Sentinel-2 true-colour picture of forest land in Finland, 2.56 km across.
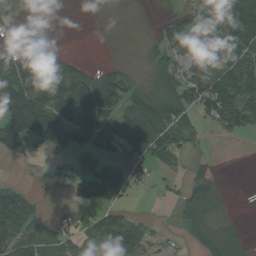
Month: August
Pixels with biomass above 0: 58%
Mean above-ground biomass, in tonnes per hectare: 57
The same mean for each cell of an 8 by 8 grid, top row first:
5 1 0 2 2 27 59 159
19 28 0 1 15 55 71 92
113 150 107 94 32 64 95 105
147 137 149 99 105 94 61 95
80 57 78 85 139 60 16 4
3 6 51 50 17 16 67 0
91 10 39 35 1 31 76 1
88 57 29 80 60 11 73 38
